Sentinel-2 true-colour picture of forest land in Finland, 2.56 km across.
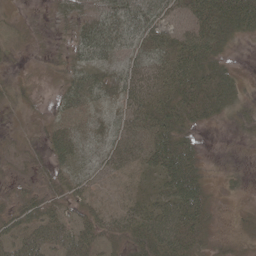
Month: May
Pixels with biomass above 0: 77%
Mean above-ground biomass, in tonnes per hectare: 28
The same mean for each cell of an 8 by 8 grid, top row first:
5 5 24 47 49 26 71 60
5 6 32 39 33 44 51 4
8 3 37 31 29 30 42 15
5 11 29 22 45 55 35 21
10 37 31 28 40 57 2 5
10 17 23 12 17 62 14 9
25 30 24 18 32 64 34 10
31 35 38 22 53 70 26 12
